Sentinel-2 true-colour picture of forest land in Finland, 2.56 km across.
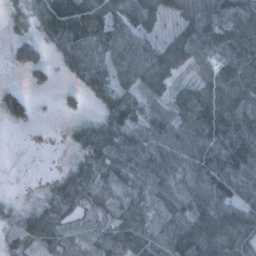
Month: January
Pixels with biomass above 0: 81%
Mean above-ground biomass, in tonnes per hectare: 61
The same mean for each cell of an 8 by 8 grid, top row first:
33 70 105 74 38 50 95 92
35 31 99 75 66 105 60 83
3 21 50 61 64 48 57 97
53 1 16 64 51 66 124 99
0 1 49 86 78 83 90 109
0 8 62 54 69 72 89 92
17 61 48 44 47 64 85 77
40 67 24 70 61 88 101 77
